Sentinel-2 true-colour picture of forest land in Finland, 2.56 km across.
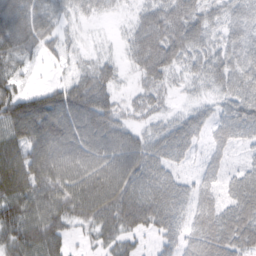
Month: February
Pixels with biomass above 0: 86%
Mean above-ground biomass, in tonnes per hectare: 75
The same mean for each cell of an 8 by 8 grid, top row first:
216 106 31 16 57 100 70 70
137 41 18 6 106 110 68 78
56 15 77 61 50 26 67 93
122 148 127 84 45 20 33 92
86 109 88 88 60 68 33 33
113 103 102 108 88 41 40 48
93 90 96 110 108 69 63 88
86 99 18 53 22 48 96 91
